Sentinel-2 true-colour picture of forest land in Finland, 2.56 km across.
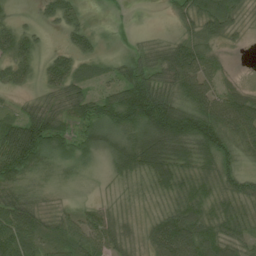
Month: July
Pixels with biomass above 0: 87%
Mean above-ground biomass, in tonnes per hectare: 53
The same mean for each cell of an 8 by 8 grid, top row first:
17 29 26 0 0 34 70 29
64 15 39 4 32 59 44 6
41 43 49 42 78 77 57 13
30 68 55 90 119 108 83 89
113 81 45 71 99 100 86 60
67 21 15 27 48 68 57 57
80 26 23 29 21 55 60 48
85 42 59 55 38 104 82 58
